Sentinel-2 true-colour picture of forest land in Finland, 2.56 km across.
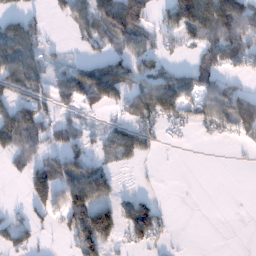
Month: January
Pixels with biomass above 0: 51%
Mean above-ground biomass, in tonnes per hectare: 56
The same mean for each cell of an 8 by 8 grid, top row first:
50 21 71 132 103 94 109 99
104 22 19 38 55 24 56 66
92 59 120 158 64 74 65 21
102 38 33 29 88 76 73 125
77 52 43 72 56 7 8 19
13 115 117 48 2 0 0 0
10 71 110 83 85 2 0 0
61 4 108 68 73 4 0 0
